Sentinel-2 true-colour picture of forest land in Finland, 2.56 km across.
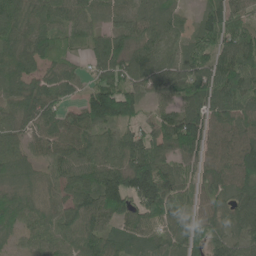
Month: June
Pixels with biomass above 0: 92%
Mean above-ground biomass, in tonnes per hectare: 78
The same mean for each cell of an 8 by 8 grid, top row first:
73 60 56 61 64 43 80 50
79 78 27 92 82 47 80 101
83 67 44 83 75 90 101 101
56 69 66 128 48 86 96 80
45 61 74 74 99 125 99 110
83 49 76 104 147 79 64 112
85 58 94 99 104 86 66 88
40 69 86 63 66 60 110 69
